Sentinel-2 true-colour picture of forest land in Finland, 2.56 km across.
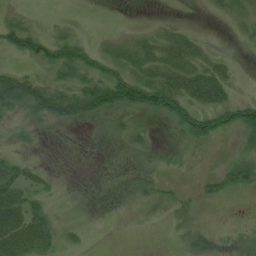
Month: July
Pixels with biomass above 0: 41%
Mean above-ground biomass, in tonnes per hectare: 18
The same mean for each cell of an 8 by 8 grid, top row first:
6 3 7 1 0 2 3 21
23 29 28 14 25 33 7 3
51 17 22 44 38 43 52 5
17 53 41 35 33 39 39 42
5 0 0 3 8 2 13 17
41 12 0 1 5 2 13 40
48 21 4 1 8 5 2 0
60 35 7 0 0 4 4 0
